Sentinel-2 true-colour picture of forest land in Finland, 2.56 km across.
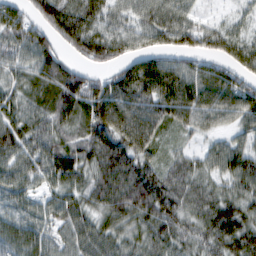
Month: February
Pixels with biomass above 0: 92%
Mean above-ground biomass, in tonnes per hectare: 73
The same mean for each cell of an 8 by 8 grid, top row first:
67 104 97 54 55 62 20 25
69 76 77 79 53 66 67 61
52 88 89 73 122 94 92 73
67 72 77 118 105 95 82 87
94 80 83 105 91 26 28 47
71 65 68 93 99 67 53 89
57 47 64 79 88 77 70 79
77 52 65 67 66 70 73 92
